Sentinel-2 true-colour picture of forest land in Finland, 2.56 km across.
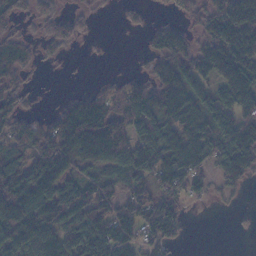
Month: November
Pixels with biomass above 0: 71%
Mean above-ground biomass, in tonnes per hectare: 75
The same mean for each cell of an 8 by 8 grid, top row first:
46 43 24 3 17 21 62 162
46 26 8 1 15 70 78 125
37 2 1 16 49 117 72 137
46 20 136 95 127 121 101 95
57 98 161 151 101 110 98 139
122 156 64 62 77 101 56 72
169 127 130 82 93 63 4 4
139 130 103 127 58 30 0 0
